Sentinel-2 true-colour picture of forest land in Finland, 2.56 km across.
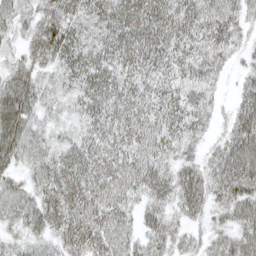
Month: April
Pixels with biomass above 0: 92%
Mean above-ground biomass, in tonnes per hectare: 51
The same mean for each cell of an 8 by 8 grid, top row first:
61 50 56 64 70 60 57 42
36 61 56 60 65 53 54 28
58 26 50 55 48 47 43 23
83 25 35 56 54 58 38 59
69 39 44 53 54 47 27 85
29 55 63 60 59 53 56 84
56 59 63 58 40 41 39 66
31 38 60 56 45 38 30 61
